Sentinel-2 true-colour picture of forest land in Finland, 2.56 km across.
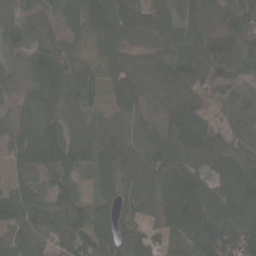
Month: April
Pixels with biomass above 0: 92%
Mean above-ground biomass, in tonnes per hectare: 83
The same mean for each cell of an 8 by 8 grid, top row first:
62 34 68 87 88 46 69 82
65 88 35 65 42 84 102 87
52 129 99 59 91 123 87 59
56 100 86 53 67 110 65 84
86 160 78 102 107 117 126 77
42 48 41 83 107 115 80 118
99 74 70 60 56 139 115 103
53 71 75 85 67 68 120 125
